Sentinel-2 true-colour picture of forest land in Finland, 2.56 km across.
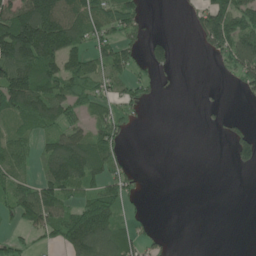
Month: June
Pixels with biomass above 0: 50%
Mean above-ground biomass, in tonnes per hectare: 60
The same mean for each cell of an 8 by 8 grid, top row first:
152 174 106 94 31 1 100 107
197 180 86 87 50 23 49 110
128 107 80 60 35 3 0 50
91 101 47 50 9 0 6 3
56 53 113 74 0 0 0 71
46 87 127 70 4 0 0 2
74 110 89 110 10 0 0 0
30 35 172 112 48 3 0 0
